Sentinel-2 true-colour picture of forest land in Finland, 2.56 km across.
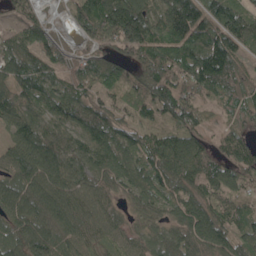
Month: May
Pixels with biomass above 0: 92%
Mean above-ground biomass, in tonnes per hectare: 93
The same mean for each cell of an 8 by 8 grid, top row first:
45 26 98 185 152 182 111 105
93 73 35 83 140 112 148 82
98 85 88 71 111 108 133 93
94 103 100 101 61 111 35 69
94 110 97 112 88 112 54 85
104 107 82 98 99 120 86 61
95 101 86 52 63 91 103 64
102 107 80 50 66 87 106 93
